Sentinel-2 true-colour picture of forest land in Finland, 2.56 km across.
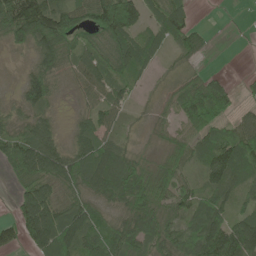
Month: June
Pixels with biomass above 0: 80%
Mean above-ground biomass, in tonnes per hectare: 67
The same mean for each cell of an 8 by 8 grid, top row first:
139 143 89 168 73 91 0 1
32 107 71 89 82 56 24 0
10 72 60 77 28 22 52 12
32 42 24 61 10 53 122 39
84 85 57 60 8 42 82 104
44 87 95 111 69 67 72 84
39 91 70 43 94 64 81 47
41 109 91 85 86 71 118 132
